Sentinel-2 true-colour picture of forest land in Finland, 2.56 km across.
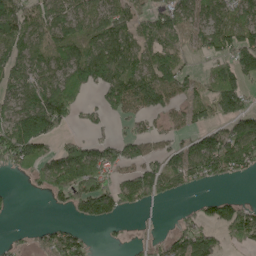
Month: May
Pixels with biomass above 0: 65%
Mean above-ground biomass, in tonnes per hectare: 80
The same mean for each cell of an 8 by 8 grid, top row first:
124 101 94 104 63 107 83 94
115 93 105 130 88 70 70 124
100 84 118 122 106 98 61 94
111 209 41 53 71 43 62 107
195 76 81 74 59 46 76 104
34 121 222 86 79 73 59 32
6 14 91 121 38 7 24 36
14 76 60 7 14 47 50 40
